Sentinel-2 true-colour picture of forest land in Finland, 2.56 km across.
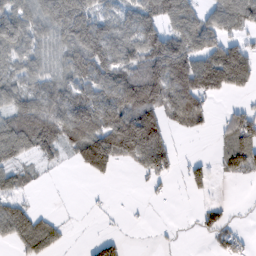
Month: February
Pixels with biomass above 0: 62%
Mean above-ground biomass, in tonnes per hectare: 69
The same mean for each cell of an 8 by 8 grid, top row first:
83 87 109 70 94 95 57 86
81 61 115 103 113 117 89 71
58 67 80 99 153 170 159 115
74 88 118 104 158 99 46 43
102 67 147 144 216 22 0 80
51 5 21 41 34 20 40 34
58 3 1 5 4 1 32 3
58 73 1 44 1 5 19 30
